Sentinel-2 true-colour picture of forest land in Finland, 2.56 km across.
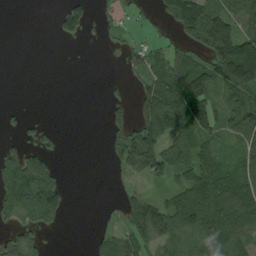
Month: August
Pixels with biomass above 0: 55%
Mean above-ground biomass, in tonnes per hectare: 68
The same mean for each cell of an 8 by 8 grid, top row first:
0 2 78 22 23 139 157 99
0 0 1 8 53 47 135 158
0 0 0 7 55 98 118 148
6 0 0 36 104 165 123 96
41 24 0 61 143 100 57 45
147 116 0 17 93 71 115 90
105 142 0 8 171 121 131 137
79 17 0 68 106 96 82 95
